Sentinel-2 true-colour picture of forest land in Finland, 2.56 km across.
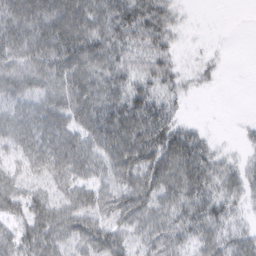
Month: March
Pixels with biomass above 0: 81%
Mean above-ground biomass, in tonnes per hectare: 44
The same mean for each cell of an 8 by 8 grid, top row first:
66 72 70 70 64 19 0 0
55 64 76 59 44 18 5 0
46 48 60 56 44 27 11 0
42 56 56 74 76 27 0 0
42 63 53 66 81 81 27 10
35 41 41 45 66 60 52 34
40 50 48 53 52 46 60 26
43 49 45 55 38 44 43 40
